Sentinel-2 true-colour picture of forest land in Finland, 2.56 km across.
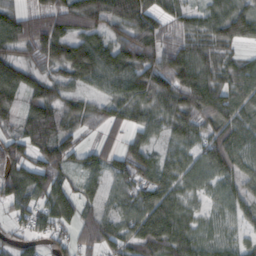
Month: October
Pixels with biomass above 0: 88%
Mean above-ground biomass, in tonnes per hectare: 72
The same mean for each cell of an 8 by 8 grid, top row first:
63 77 95 90 101 55 61 83
68 99 90 79 99 76 75 40
100 69 64 65 98 116 84 76
68 119 59 51 63 87 91 81
79 123 50 31 61 58 72 90
84 95 43 44 65 66 62 68
61 72 63 35 91 71 36 52
46 53 51 69 103 89 57 43
